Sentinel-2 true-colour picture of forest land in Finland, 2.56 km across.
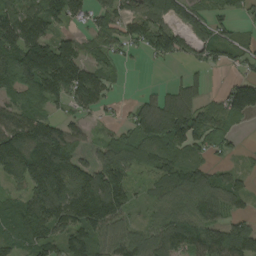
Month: August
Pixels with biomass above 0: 78%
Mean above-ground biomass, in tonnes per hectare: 97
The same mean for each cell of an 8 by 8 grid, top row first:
117 105 68 71 83 66 70 32
125 148 71 63 64 94 93 65
142 175 162 53 1 20 21 63
119 52 58 20 92 169 55 111
141 195 65 81 118 119 84 12
89 215 139 157 49 107 87 40
96 162 177 161 37 90 112 53
106 110 124 95 87 125 144 171
